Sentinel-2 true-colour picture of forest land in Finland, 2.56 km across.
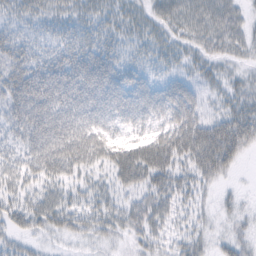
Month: February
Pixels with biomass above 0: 80%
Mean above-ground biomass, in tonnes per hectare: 37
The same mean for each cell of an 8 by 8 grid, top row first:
24 28 29 33 30 40 45 27
33 25 41 32 28 28 28 26
50 69 75 65 33 26 23 21
49 65 56 56 53 51 23 44
28 71 71 47 47 51 67 54
34 39 30 31 46 35 38 7
34 45 32 33 43 29 13 18
23 13 16 18 26 20 18 28
